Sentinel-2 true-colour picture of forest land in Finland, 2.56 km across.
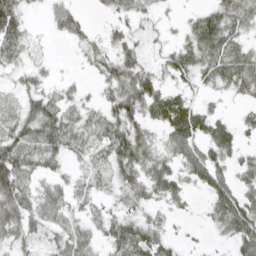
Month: March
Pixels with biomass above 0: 75%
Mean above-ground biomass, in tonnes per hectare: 33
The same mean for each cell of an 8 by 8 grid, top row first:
51 17 20 18 23 7 36 39
40 7 18 35 32 30 53 36
22 18 9 45 54 26 31 48
33 50 26 37 47 57 25 10
53 41 28 44 46 43 41 25
71 24 17 31 45 38 51 23
70 42 18 20 26 16 21 65
38 27 29 32 37 16 6 51
